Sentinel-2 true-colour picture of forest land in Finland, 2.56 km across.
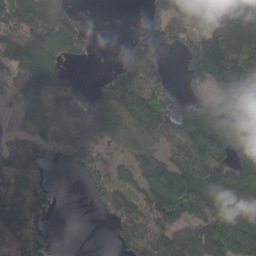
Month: March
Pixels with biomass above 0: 72%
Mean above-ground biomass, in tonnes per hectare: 87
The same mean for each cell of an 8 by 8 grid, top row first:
90 69 22 0 29 85 54 128
122 105 54 7 104 42 152 152
75 126 9 84 117 12 109 186
42 101 84 104 136 69 121 169
90 77 116 75 88 84 136 127
154 30 34 78 93 127 116 121
165 56 0 77 95 113 88 72
83 24 0 22 135 122 117 94
